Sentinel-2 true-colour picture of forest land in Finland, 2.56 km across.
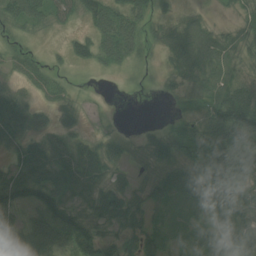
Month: July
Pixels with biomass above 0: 79%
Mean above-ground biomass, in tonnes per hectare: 45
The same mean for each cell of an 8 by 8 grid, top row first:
52 46 44 75 46 17 12 27
27 7 38 73 28 48 61 53
22 31 4 3 5 24 53 49
54 19 21 3 0 6 55 108
41 43 33 28 20 60 113 98
49 58 64 33 22 66 117 85
50 75 41 67 43 25 44 67
59 68 76 36 56 20 23 70
